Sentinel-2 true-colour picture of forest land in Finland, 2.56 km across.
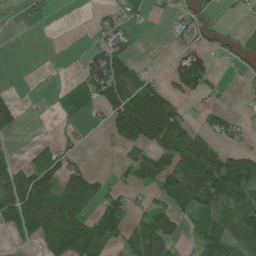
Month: June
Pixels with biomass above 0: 47%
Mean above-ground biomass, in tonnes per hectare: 56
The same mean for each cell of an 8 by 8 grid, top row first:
2 9 1 25 10 27 28 11
0 0 6 67 1 19 39 29
1 3 26 103 47 55 62 10
44 3 4 73 219 87 30 9
5 22 20 19 114 113 101 20
59 83 92 23 70 98 186 152
115 144 67 78 31 65 96 78
26 87 173 68 101 52 110 59
